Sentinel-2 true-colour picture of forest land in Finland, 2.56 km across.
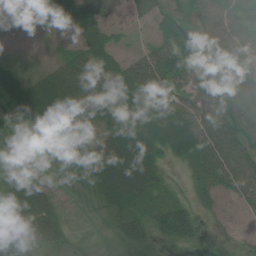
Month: July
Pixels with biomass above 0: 90%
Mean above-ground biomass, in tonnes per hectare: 47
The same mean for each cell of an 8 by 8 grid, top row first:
49 25 77 42 31 39 54 53
15 11 41 38 24 68 42 60
32 61 89 54 74 65 59 65
54 75 45 44 59 60 65 68
23 33 21 71 60 48 61 54
21 18 44 83 66 4 48 65
66 66 12 37 25 49 22 28
81 81 14 28 54 45 12 17
